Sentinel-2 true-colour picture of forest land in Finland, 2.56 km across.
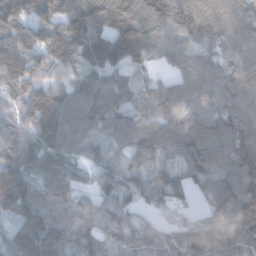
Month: January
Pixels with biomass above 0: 94%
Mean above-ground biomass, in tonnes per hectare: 102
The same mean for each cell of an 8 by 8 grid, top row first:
117 99 135 137 125 95 105 110
118 123 140 158 122 89 65 93
130 91 88 63 50 70 88 92
97 160 120 96 95 120 89 88
133 140 97 61 115 105 131 94
152 106 68 80 66 65 89 110
137 112 84 85 50 45 42 110
120 182 88 86 95 95 111 85
